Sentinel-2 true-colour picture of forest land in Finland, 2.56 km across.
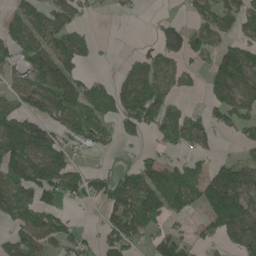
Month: June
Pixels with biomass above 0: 61%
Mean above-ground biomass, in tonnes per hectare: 76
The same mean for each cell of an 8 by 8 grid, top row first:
50 77 41 10 5 16 75 91
67 99 88 4 25 88 55 90
47 111 76 36 113 62 59 136
81 105 100 76 122 59 43 92
138 149 62 33 23 77 47 34
122 150 74 52 95 89 101 122
117 80 18 89 144 48 91 145
86 95 60 90 54 80 32 93
